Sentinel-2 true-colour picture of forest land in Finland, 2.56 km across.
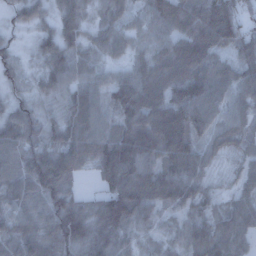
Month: December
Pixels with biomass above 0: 95%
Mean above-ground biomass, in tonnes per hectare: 81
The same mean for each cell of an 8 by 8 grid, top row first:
33 42 63 52 56 107 125 75
29 64 62 53 48 95 114 75
41 68 65 59 99 121 117 92
61 42 108 66 124 116 97 72
96 80 108 120 123 134 59 60
89 138 45 118 107 108 48 44
70 91 85 134 101 63 50 60
95 97 119 88 35 46 90 58
